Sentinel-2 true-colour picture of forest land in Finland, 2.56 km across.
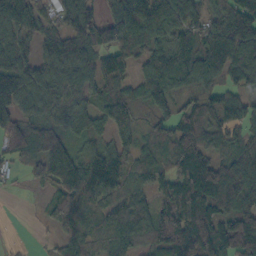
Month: October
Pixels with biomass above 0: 85%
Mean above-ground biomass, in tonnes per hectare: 94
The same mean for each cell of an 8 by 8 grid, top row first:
119 52 107 92 170 109 66 99
112 65 94 106 107 137 133 135
147 82 85 106 91 101 91 83
104 62 71 128 48 77 89 79
124 145 49 68 51 107 90 63
24 92 108 126 53 112 168 129
0 47 94 78 65 143 150 102
2 14 67 74 58 176 157 161
